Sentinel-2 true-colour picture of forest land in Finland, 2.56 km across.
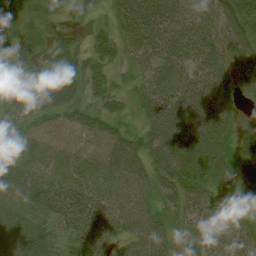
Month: July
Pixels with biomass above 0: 93%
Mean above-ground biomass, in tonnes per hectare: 63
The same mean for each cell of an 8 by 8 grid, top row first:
49 32 10 47 92 61 51 82
73 63 39 62 68 78 67 72
55 78 54 38 48 78 73 63
62 87 48 45 53 88 89 36
72 59 52 68 60 99 114 58
81 69 64 68 62 83 76 37
88 78 74 65 57 44 53 30
107 86 72 41 71 22 49 40
